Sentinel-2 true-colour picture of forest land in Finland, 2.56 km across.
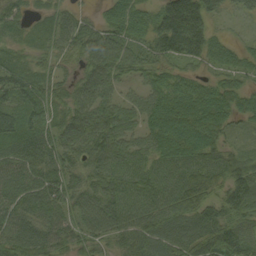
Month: September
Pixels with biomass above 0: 93%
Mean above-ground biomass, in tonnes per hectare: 74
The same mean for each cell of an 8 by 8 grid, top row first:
46 36 40 61 66 180 70 25
33 49 76 91 56 110 84 35
91 65 58 79 48 51 41 45
88 79 85 87 71 104 100 58
84 89 88 97 59 105 96 24
80 100 57 84 62 75 84 98
83 91 76 81 67 73 65 96
84 78 57 52 75 82 96 103
